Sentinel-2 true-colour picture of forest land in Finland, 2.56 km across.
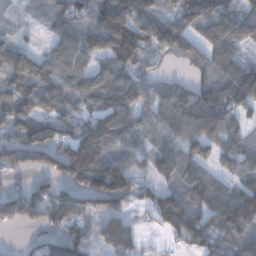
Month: December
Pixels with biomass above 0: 82%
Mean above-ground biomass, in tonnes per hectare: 94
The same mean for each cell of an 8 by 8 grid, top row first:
12 47 85 157 100 77 119 88
69 40 100 126 99 82 80 61
100 116 87 106 64 33 88 138
125 89 81 133 69 114 153 73
138 140 180 133 65 75 78 66
46 74 165 195 59 75 56 59
106 129 102 92 57 153 93 155
4 74 119 126 32 63 130 86
